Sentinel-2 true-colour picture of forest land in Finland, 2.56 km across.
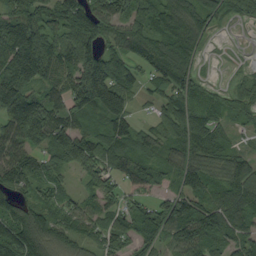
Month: September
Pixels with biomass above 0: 87%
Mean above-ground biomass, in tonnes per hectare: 78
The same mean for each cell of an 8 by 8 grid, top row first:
101 85 115 89 80 107 65 32
119 110 94 54 76 127 18 3
119 81 118 130 50 113 23 30
139 109 80 132 10 79 66 50
93 82 109 91 70 86 17 9
99 64 41 62 72 77 65 46
83 67 53 57 49 93 92 107
132 114 66 64 67 79 108 82
